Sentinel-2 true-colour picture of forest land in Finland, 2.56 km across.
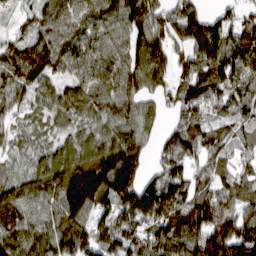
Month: March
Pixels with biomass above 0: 91%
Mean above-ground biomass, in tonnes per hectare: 100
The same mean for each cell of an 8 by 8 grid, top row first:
29 88 111 102 122 90 61 58
77 118 103 88 116 71 140 151
103 83 90 111 106 70 113 146
55 70 81 95 72 61 62 80
51 52 79 107 71 89 78 49
73 116 156 212 76 83 67 66
108 84 129 101 155 177 180 96
121 111 99 77 98 171 184 184
